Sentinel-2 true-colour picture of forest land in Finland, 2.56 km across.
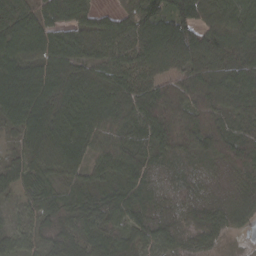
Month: March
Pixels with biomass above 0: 96%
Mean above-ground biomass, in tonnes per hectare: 86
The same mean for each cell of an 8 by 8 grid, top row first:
94 89 81 60 118 136 93 102
92 94 93 103 124 137 126 113
123 129 110 113 104 76 122 132
109 118 122 113 104 111 93 98
37 125 100 90 57 112 111 95
65 76 63 72 63 47 35 38
26 58 66 71 58 49 49 56
60 49 77 71 71 57 50 8
